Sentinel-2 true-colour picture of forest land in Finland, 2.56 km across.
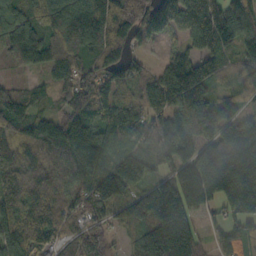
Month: October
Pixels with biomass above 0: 91%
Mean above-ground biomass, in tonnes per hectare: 138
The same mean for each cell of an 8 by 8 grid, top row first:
121 149 195 199 169 183 152 146
141 141 148 156 35 40 98 51
33 49 109 110 86 181 169 80
149 65 102 108 91 164 196 61
117 108 202 106 123 201 153 271
140 121 153 182 113 146 280 282
170 149 88 109 176 210 67 172
180 100 77 54 179 284 56 166
